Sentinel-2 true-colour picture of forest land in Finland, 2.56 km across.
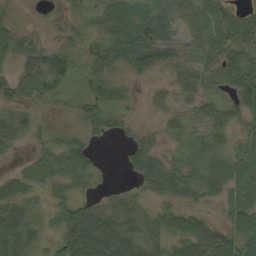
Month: September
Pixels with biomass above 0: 78%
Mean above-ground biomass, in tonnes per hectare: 35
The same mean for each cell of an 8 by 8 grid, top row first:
10 5 16 30 37 43 36 23
40 32 20 51 68 37 32 53
28 56 21 32 11 28 34 80
31 6 25 29 6 30 40 49
19 23 32 3 40 13 24 19
27 27 35 3 49 43 26 30
43 18 53 45 31 35 11 43
47 20 96 82 60 44 67 72
